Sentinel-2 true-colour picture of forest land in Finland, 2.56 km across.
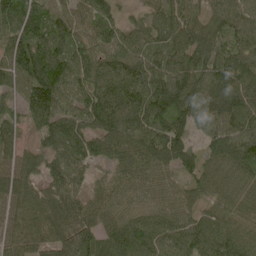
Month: June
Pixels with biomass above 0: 95%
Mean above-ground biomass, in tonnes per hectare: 84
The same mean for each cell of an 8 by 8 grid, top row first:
127 99 63 71 61 88 55 68
95 92 83 79 89 105 74 67
73 129 86 111 98 118 91 99
31 132 92 141 96 103 82 96
56 79 93 117 104 98 51 93
86 67 62 50 61 51 96 81
64 72 82 57 59 66 57 61
66 72 113 73 103 93 87 84
